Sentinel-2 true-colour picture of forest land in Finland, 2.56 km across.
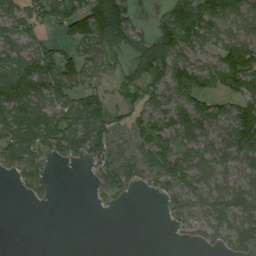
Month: August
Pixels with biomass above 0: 70%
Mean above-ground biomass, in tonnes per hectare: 71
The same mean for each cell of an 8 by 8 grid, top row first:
86 84 125 174 11 116 103 94
73 60 72 100 91 117 63 102
152 131 84 51 87 113 79 119
129 93 109 58 70 95 79 92
123 93 86 74 76 83 56 107
48 52 0 87 65 108 46 54
0 5 0 14 0 49 75 94
0 0 0 0 0 6 37 92
